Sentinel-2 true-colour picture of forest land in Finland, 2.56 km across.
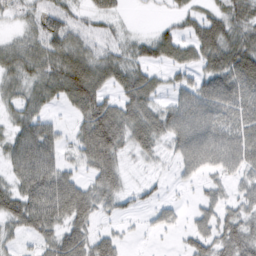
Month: February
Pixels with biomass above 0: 75%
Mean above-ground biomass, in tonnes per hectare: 44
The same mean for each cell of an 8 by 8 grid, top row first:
24 38 29 26 2 19 36 56
44 54 56 36 34 46 61 72
45 64 87 41 45 23 55 69
39 27 53 58 52 55 66 50
54 62 36 75 38 42 65 60
46 77 28 45 9 13 28 32
64 85 67 27 17 18 35 36
19 41 57 40 5 8 53 66
